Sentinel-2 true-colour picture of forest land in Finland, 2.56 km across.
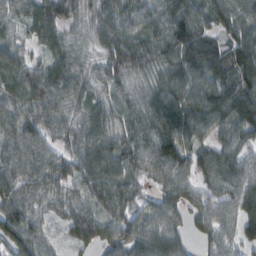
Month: February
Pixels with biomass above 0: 94%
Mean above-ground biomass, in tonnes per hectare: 90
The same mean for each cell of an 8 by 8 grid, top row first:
70 93 69 89 88 106 97 103
65 57 66 109 102 114 97 104
90 114 75 77 70 113 113 102
85 99 68 75 99 135 121 132
84 73 82 97 104 139 71 84
99 99 92 111 62 95 72 98
111 57 80 103 69 78 87 107
106 50 80 76 107 78 56 78
